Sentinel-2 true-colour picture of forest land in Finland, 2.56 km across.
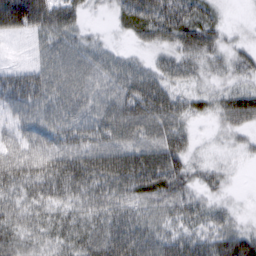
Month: March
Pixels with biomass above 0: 90%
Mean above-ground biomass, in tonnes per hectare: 46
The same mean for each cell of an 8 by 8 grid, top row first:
103 73 33 17 73 72 44 3
3 38 39 17 23 48 50 25
46 48 45 42 54 40 24 29
34 46 43 52 72 52 26 60
38 42 51 53 60 59 10 19
62 71 79 90 96 74 29 4
45 49 43 50 42 46 29 7
41 38 48 62 56 50 44 61
